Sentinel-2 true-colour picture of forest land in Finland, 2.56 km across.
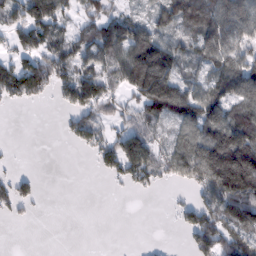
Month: February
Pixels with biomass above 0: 61%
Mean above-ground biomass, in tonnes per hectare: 78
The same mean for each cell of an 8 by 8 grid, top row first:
86 156 68 73 37 100 111 125
65 104 89 117 142 90 125 99
132 120 120 75 157 104 83 131
4 2 89 60 80 122 121 97
3 0 47 87 115 70 152 184
40 0 0 45 92 72 164 241
48 2 0 0 0 33 105 172
0 0 0 0 2 0 120 115
